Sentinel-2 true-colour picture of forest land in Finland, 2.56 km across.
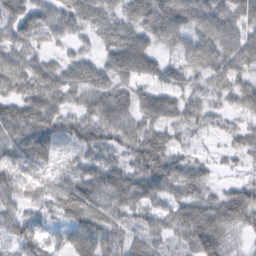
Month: February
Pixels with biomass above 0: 93%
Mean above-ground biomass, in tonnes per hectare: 54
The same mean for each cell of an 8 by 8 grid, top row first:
55 50 54 37 61 91 67 65
50 24 21 57 64 48 60 63
62 61 58 54 54 49 47 52
59 74 46 79 56 61 43 36
65 64 56 59 74 37 13 41
53 37 61 62 76 75 35 18
37 37 81 66 53 56 65 85
43 32 70 57 50 37 90 15
